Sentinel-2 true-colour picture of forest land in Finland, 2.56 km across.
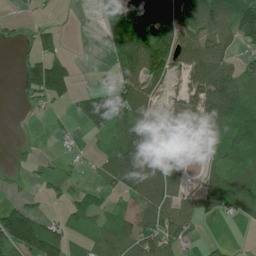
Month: July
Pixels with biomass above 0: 60%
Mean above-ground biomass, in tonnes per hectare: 57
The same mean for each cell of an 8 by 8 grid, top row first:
7 3 0 32 48 112 71 97
12 39 0 43 135 104 82 39
19 170 11 29 108 37 134 70
3 11 32 124 81 43 102 86
5 2 11 38 148 91 45 93
5 23 13 58 139 79 34 75
61 9 55 32 67 96 43 73
106 124 27 70 73 44 9 1
